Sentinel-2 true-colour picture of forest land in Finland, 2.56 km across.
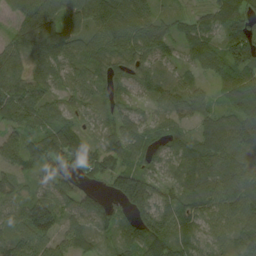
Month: August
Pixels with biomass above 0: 92%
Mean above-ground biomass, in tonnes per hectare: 75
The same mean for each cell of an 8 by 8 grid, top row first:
51 128 124 94 67 37 57 87
64 139 76 77 73 48 74 116
81 65 72 51 54 53 33 79
87 75 45 49 42 70 72 78
57 91 77 60 79 69 95 86
44 37 52 100 100 57 81 86
53 99 67 74 140 110 83 90
69 79 51 42 125 118 53 65
